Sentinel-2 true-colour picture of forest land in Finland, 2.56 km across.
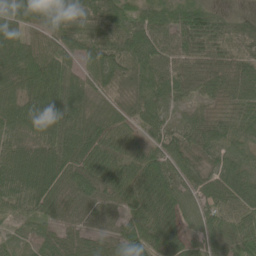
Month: June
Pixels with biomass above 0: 93%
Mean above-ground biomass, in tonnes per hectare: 58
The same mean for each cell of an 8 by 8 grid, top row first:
72 79 55 72 58 66 59 12
55 70 66 72 87 73 74 41
50 81 54 48 76 66 64 50
56 70 55 32 56 22 27 47
49 59 83 53 41 52 48 50
91 76 58 57 67 60 47 64
65 54 46 39 60 58 58 72
28 43 50 57 71 44 54 72
